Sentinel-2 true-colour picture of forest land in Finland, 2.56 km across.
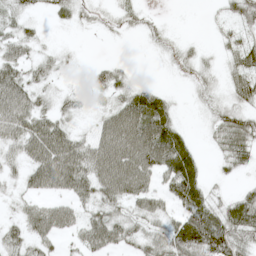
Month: May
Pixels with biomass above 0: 71%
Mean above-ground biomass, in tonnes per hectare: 35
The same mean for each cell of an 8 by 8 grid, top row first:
23 14 16 12 15 1 4 34
38 9 3 1 4 12 5 39
53 19 2 26 5 4 19 40
67 30 13 38 73 19 15 36
39 77 42 72 85 64 9 52
17 65 68 80 61 80 15 12
13 39 30 39 39 35 53 59
28 34 29 48 36 65 89 55
